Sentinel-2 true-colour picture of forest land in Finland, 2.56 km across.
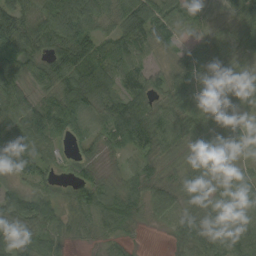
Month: September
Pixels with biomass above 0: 91%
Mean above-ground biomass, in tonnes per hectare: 50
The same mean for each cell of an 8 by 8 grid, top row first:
54 84 87 38 82 53 20 32
81 76 84 52 49 33 46 29
67 53 83 72 63 54 40 43
62 92 51 58 68 53 62 32
93 50 21 33 66 47 53 45
35 37 32 17 53 24 47 33
73 62 41 62 39 39 41 54
62 44 15 19 1 23 53 60
